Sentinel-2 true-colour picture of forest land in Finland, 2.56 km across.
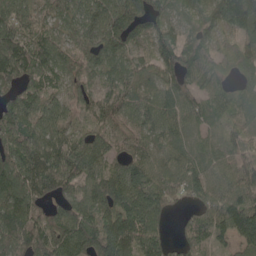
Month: May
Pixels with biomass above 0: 92%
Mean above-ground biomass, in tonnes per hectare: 92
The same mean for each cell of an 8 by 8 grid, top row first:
115 66 102 144 114 58 82 125
109 92 97 120 62 115 59 66
86 82 64 72 66 89 59 39
98 95 57 84 67 71 65 56
124 100 108 81 65 75 45 72
121 136 109 111 106 92 92 102
131 70 104 114 149 37 84 124
108 119 129 184 131 36 75 80
